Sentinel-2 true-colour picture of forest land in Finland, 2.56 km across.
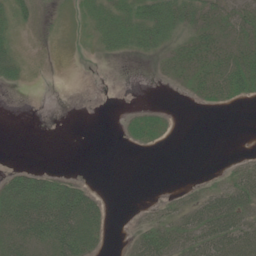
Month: June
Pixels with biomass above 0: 43%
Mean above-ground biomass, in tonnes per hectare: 17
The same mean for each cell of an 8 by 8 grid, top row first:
27 2 10 27 37 40 26 25
21 0 1 15 20 17 32 26
21 0 0 0 0 9 36 46
0 0 0 0 15 2 3 2
0 0 0 0 13 1 0 0
23 19 6 0 0 0 3 25
50 49 58 5 4 17 42 46
38 39 49 3 30 28 48 51
